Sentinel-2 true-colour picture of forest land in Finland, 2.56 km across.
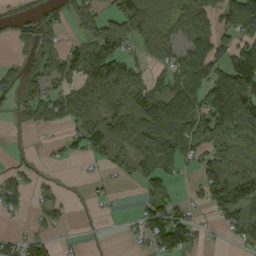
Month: September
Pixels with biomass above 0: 61%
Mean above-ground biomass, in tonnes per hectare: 69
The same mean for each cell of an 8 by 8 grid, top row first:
30 57 81 84 184 98 94 124
42 69 66 130 63 56 122 99
67 85 83 118 45 79 118 180
45 79 66 57 113 140 112 147
3 12 54 74 76 100 62 57
55 12 4 25 65 33 83 74
44 46 6 9 57 68 47 100
42 39 6 2 46 114 11 38
